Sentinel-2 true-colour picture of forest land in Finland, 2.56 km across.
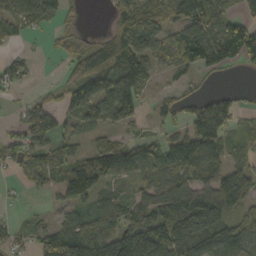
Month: October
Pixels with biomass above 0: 68%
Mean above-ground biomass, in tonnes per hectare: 76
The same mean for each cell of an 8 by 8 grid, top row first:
72 52 10 32 110 68 88 51
12 12 67 144 101 85 103 159
29 3 119 133 97 22 10 1
15 81 81 110 34 42 95 33
47 77 32 72 85 98 147 29
18 60 168 102 59 79 90 122
6 12 53 71 79 103 155 77
22 93 144 126 156 169 150 113
